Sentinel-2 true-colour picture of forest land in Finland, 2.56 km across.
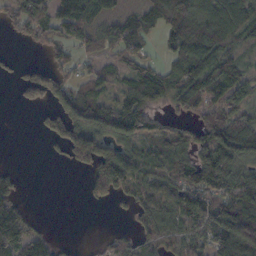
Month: October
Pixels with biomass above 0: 68%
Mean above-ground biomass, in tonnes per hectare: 82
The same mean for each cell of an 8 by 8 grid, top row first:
92 91 139 72 68 147 111 106
10 40 48 60 34 94 118 55
44 113 50 55 107 92 138 87
5 58 145 131 102 47 99 99
0 35 164 131 74 83 117 142
32 0 17 177 82 94 138 96
85 0 4 23 61 107 147 151
135 55 4 58 65 62 77 184
